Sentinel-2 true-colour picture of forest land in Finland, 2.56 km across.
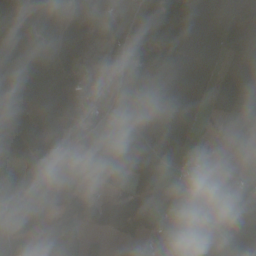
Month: October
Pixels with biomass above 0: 71%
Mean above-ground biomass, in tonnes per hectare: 65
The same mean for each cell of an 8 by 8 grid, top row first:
49 56 109 58 46 65 50 30
56 67 173 68 77 74 61 26
105 108 106 44 42 66 37 46
91 110 113 76 90 43 19 66
125 136 47 81 79 45 33 37
72 59 10 53 69 12 9 11
59 52 103 83 91 46 69 69
66 51 63 12 51 19 31 158
